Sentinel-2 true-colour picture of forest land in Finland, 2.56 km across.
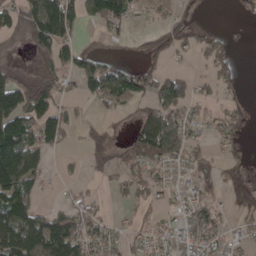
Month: April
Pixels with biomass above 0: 57%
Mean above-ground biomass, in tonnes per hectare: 57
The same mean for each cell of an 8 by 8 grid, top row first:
61 203 93 121 18 22 1 2
12 111 55 18 20 31 43 3
56 60 79 119 73 67 24 11
130 105 17 32 39 87 25 27
178 78 17 35 88 103 24 21
172 20 16 33 47 30 44 33
144 34 45 11 16 25 62 24
143 150 103 32 25 41 58 18
